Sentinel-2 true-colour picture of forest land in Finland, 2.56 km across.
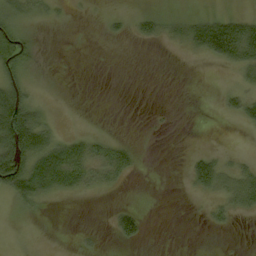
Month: September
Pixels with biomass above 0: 34%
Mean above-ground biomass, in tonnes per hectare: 23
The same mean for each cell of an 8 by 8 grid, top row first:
34 14 2 8 17 18 28 30
76 1 0 0 3 13 67 89
54 1 0 0 0 0 0 24
153 20 0 0 0 1 0 30
149 65 38 29 2 0 1 0
124 86 55 40 2 0 69 49
13 6 0 10 6 0 13 33
0 0 5 8 16 0 0 1
